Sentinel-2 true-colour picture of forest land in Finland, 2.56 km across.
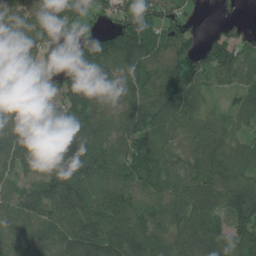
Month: July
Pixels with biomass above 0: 88%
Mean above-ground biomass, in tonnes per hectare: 91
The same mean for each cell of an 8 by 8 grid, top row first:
52 96 46 46 89 77 1 9
77 44 93 134 134 111 65 64
81 30 111 94 94 114 50 52
96 37 117 81 121 110 59 70
89 74 161 100 99 57 92 67
51 97 174 99 95 93 94 104
80 121 137 130 96 98 75 174
69 99 161 153 136 86 129 106
